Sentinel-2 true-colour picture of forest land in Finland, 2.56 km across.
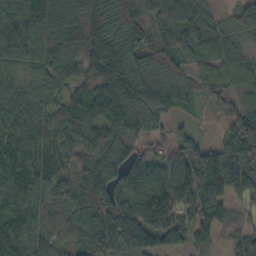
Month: October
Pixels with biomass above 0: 96%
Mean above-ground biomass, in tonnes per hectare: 105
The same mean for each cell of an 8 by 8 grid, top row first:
122 155 113 112 81 122 68 79
123 146 109 91 99 103 76 60
89 100 80 136 134 108 76 79
127 101 107 119 121 48 27 82
126 114 91 104 69 85 50 122
134 111 144 113 125 165 158 101
91 84 123 108 200 146 128 50
99 86 103 129 130 91 63 60
